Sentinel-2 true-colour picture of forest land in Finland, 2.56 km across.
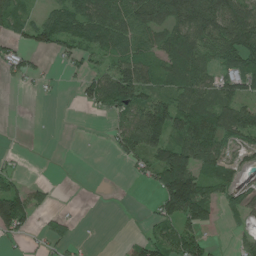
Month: June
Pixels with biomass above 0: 59%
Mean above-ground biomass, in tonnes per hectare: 59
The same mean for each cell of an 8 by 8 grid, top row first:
56 52 98 88 102 132 148 121
35 48 63 86 61 111 79 104
26 12 40 108 92 71 58 90
0 0 5 58 106 106 87 89
0 0 0 29 87 95 101 52
37 0 0 0 29 190 76 35
146 27 2 2 4 138 74 59
29 38 10 0 49 88 37 21
